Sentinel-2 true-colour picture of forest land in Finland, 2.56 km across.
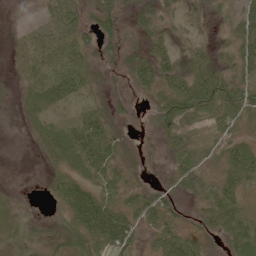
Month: June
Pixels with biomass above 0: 77%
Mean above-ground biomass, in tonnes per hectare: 34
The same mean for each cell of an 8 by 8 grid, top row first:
2 26 30 38 27 18 18 46
10 40 36 21 20 27 24 39
9 45 54 7 41 49 63 39
8 31 35 22 3 66 47 52
2 38 65 49 5 32 31 37
2 19 43 43 4 25 19 58
12 5 104 69 51 20 38 41
29 24 45 87 25 64 18 49
